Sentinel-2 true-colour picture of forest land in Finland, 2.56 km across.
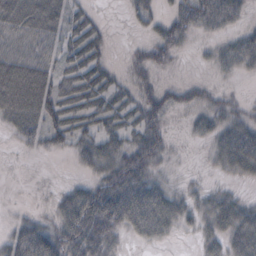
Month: October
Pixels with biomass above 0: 67%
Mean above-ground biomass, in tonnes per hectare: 31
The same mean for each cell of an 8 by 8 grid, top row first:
51 46 19 1 23 33 48 22
26 23 36 7 21 33 9 35
58 41 33 20 23 7 8 7
42 47 33 33 39 17 28 19
11 26 28 35 47 6 17 55
2 1 8 51 53 9 7 21
4 12 82 83 85 42 33 32
48 76 75 45 21 8 27 42
